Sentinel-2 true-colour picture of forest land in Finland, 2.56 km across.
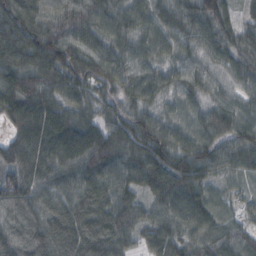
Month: October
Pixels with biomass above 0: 98%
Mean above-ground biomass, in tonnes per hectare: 83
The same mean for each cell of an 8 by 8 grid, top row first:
109 97 98 86 79 71 80 48
116 118 96 84 70 63 52 86
104 96 87 93 93 63 55 52
106 96 66 63 74 44 61 61
89 107 112 101 107 88 68 78
95 89 84 79 91 109 54 42
80 85 92 103 60 88 69 28
85 125 127 109 62 87 76 65
